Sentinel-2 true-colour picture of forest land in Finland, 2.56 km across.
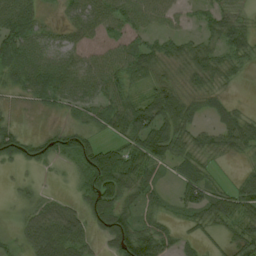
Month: August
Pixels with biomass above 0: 79%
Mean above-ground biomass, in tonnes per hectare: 47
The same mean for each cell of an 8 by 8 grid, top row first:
76 10 42 59 53 30 38 28
81 43 34 37 52 42 50 61
42 74 55 58 48 29 47 17
13 20 38 68 88 81 27 26
54 53 61 32 86 65 43 56
6 5 52 97 51 28 33 17
15 48 37 77 41 23 66 66
23 78 51 65 96 39 23 56
